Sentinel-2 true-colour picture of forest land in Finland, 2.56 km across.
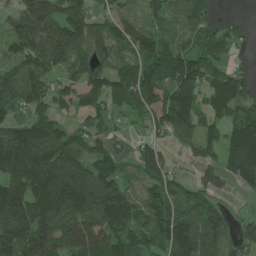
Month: June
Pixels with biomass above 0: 82%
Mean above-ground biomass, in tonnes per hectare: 101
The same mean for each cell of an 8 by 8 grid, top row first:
63 134 131 68 54 57 74 9
76 155 112 87 85 68 113 22
140 88 82 100 158 121 101 83
70 77 51 57 81 134 77 103
177 169 91 54 60 26 71 164
130 147 177 107 77 44 46 117
138 155 176 183 94 103 99 6
137 165 137 119 101 164 146 67
